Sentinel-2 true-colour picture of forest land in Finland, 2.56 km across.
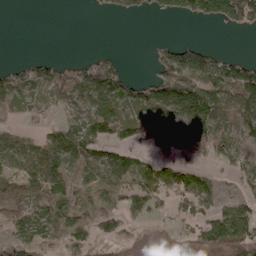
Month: April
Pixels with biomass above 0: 58%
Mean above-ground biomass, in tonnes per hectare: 48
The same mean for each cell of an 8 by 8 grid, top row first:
0 0 0 15 18 37 70 91
0 0 0 6 1 63 33 0
54 78 56 92 25 107 93 104
26 36 39 86 56 80 102 76
49 69 85 60 37 39 58 51
66 96 34 76 68 92 32 44
39 48 39 30 57 38 46 60
38 34 19 22 2 5 91 110
